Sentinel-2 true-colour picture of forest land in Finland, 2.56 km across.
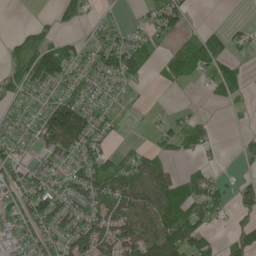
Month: May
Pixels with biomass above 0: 63%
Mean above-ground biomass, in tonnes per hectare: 63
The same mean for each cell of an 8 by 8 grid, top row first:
0 13 55 21 38 88 0 1
41 88 53 96 74 37 130 37
71 108 74 78 24 56 33 43
54 101 137 46 9 19 3 9
75 101 131 31 17 39 37 13
74 93 85 98 98 61 39 19
87 103 84 115 99 113 78 42
66 73 106 94 101 116 61 68
